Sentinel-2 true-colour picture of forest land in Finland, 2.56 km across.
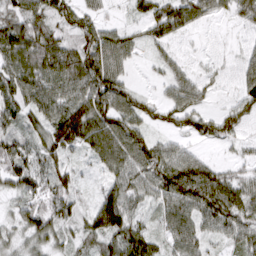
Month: March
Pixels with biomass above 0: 87%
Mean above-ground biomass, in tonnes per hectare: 67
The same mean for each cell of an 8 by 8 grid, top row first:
75 75 64 14 56 98 45 50
107 109 83 97 36 23 7 17
81 91 96 102 6 46 27 40
72 73 126 101 66 80 39 65
76 84 87 104 82 41 35 26
89 79 32 51 75 127 92 45
38 85 45 120 35 80 100 89
38 58 48 76 97 60 41 53
